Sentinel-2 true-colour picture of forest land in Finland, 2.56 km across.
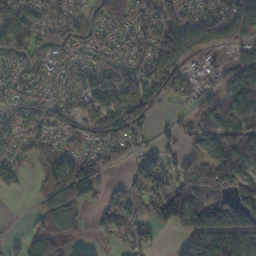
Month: November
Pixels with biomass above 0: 75%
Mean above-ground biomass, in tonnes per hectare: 77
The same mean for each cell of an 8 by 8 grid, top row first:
107 86 65 123 102 70 87 99
93 105 74 54 70 106 66 58
52 47 55 77 80 84 36 89
61 71 57 79 75 15 58 77
70 64 47 64 42 27 81 178
67 94 128 23 108 79 105 123
0 52 39 106 94 142 103 131
29 118 25 21 48 22 179 141
